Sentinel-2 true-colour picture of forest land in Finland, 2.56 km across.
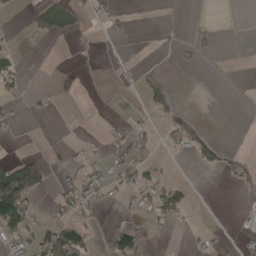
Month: April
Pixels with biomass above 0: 21%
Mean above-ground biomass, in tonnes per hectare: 22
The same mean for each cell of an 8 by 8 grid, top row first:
0 66 26 14 0 2 0 0
16 2 1 5 0 13 10 0
40 2 20 18 20 1 0 1
16 12 0 1 11 35 0 0
1 5 11 22 24 42 36 1
127 32 29 33 36 2 1 33
137 18 37 6 29 58 0 10
58 69 90 69 42 1 9 13
